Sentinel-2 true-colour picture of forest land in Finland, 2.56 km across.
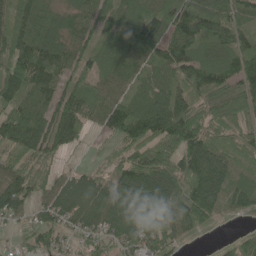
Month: June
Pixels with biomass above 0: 89%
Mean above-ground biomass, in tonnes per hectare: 86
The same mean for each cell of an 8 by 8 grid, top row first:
67 58 76 94 108 103 104 73
107 113 74 73 102 106 87 86
109 95 64 63 63 84 114 114
91 77 100 101 101 108 73 73
99 100 32 24 110 122 124 82
87 55 62 71 138 120 142 63
74 81 77 95 117 106 144 58
28 58 46 64 102 72 10 51
